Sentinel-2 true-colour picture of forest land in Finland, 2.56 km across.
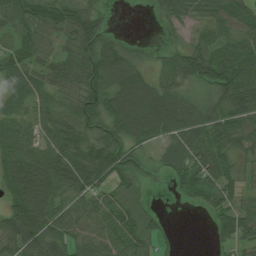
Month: July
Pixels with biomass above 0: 83%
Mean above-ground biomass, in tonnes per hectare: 60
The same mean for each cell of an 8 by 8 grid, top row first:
68 86 78 10 2 51 52 73
57 42 72 64 12 30 71 63
55 55 81 72 50 56 67 90
52 51 55 77 105 93 61 76
76 66 73 72 53 43 76 61
105 101 83 72 34 40 87 39
83 94 57 72 20 3 48 62
69 82 52 75 62 4 8 49
